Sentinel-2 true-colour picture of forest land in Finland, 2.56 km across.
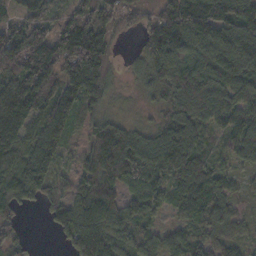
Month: November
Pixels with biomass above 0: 88%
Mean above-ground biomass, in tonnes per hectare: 90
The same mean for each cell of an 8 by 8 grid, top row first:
68 65 87 75 51 142 135 109
128 186 189 62 69 160 131 162
117 131 193 65 46 122 102 117
147 128 74 34 19 71 113 99
113 103 29 134 73 94 47 90
103 91 75 84 57 57 88 29
67 54 107 113 68 45 92 29
69 2 108 98 68 60 60 40
